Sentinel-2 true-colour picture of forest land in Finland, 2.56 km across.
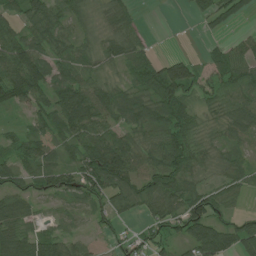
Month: July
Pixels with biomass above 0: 82%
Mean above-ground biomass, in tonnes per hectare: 61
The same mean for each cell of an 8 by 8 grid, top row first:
51 80 46 59 7 2 55 33
99 75 54 59 45 2 16 39
109 93 74 36 76 122 47 68
26 75 131 79 80 82 34 68
37 55 84 94 57 84 42 52
64 75 86 113 75 84 33 45
61 20 44 65 48 66 102 18
64 73 35 23 38 45 98 89
